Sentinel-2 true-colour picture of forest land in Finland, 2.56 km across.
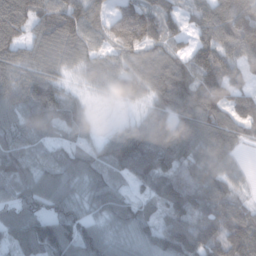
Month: January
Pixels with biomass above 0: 91%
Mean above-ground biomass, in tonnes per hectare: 76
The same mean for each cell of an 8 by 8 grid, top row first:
105 66 97 64 111 56 94 132
80 76 74 55 86 46 116 121
80 86 22 52 78 109 119 56
70 97 51 2 29 79 95 88
68 42 40 73 101 100 88 50
57 68 66 58 99 81 74 29
66 62 48 68 48 91 77 61
56 107 90 58 67 138 110 122
